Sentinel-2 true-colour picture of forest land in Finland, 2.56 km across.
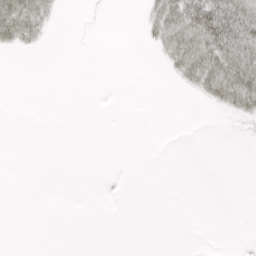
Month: April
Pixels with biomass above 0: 17%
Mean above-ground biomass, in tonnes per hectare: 7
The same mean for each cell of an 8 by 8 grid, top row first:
38 14 0 0 8 36 46 41
12 2 0 0 2 33 43 48
0 0 0 0 0 8 37 51
0 0 0 0 0 0 2 19
0 0 0 0 0 0 0 1
0 0 0 1 0 0 0 0
0 0 0 0 0 0 0 0
0 0 0 0 0 0 0 1
